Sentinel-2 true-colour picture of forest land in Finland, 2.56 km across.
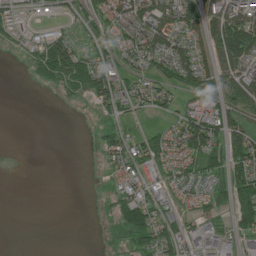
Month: June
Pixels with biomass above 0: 55%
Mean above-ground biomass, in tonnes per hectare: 44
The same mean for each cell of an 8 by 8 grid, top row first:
26 17 48 67 107 101 84 91
13 90 47 49 91 84 63 135
0 46 89 88 48 69 66 88
0 0 1 41 24 36 67 56
1 0 0 53 50 56 98 88
1 0 0 21 37 34 50 67
0 0 0 21 59 24 27 58
0 0 0 9 63 55 55 42
